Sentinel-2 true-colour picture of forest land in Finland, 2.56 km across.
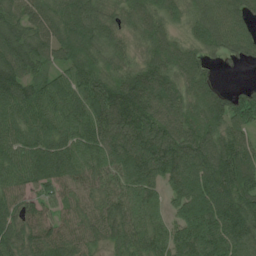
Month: July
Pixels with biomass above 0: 94%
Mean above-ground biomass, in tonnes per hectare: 98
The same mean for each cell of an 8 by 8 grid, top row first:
75 80 121 69 78 48 87 84
118 100 106 70 58 76 66 84
148 100 119 84 120 89 60 9
115 119 99 148 126 100 100 117
100 108 98 118 144 129 105 92
88 118 76 87 119 114 131 136
84 56 65 87 92 57 133 120
99 108 87 68 99 102 136 133
